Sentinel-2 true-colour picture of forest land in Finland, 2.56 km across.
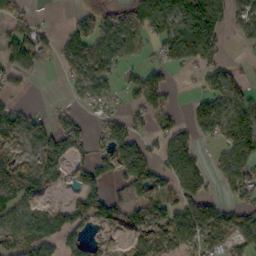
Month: October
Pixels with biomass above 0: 63%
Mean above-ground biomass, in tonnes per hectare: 74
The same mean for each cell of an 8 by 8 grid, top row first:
74 5 60 92 127 125 210 54
94 34 111 115 39 106 138 14
40 1 74 54 88 11 71 56
53 19 23 30 62 24 89 115
54 90 77 98 57 95 31 124
109 94 51 59 119 81 47 95
74 55 91 87 85 81 92 62
81 99 60 34 92 108 100 61
